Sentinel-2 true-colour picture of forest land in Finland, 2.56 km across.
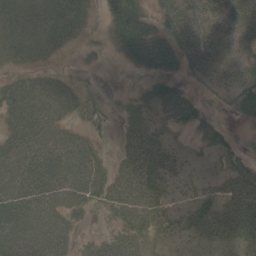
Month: May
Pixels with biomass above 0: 81%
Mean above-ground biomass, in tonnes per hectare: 44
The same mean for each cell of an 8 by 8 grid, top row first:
63 73 59 51 55 48 37 51
58 54 28 33 80 50 42 44
42 41 22 2 20 27 32 58
64 63 32 16 34 53 17 37
62 66 47 8 64 17 34 23
67 73 60 45 75 29 14 50
67 56 35 30 57 29 47 65
62 61 18 28 41 24 42 53
